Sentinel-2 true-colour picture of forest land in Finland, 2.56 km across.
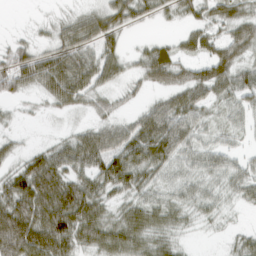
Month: March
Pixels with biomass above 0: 76%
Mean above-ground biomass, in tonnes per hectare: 37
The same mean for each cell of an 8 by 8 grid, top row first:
0 6 29 54 26 20 31 41
24 29 56 32 19 32 43 56
53 64 64 31 29 45 66 46
6 9 16 23 28 55 25 27
13 17 54 41 55 49 25 11
42 78 42 57 33 19 25 32
74 79 71 25 42 28 17 11
105 87 45 51 43 18 2 20
